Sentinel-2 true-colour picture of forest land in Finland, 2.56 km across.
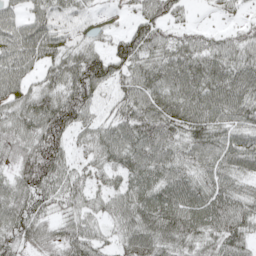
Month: May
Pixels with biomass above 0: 88%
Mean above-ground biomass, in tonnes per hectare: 66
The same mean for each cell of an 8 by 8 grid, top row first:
50 63 35 18 53 36 6 16
84 74 52 51 77 62 56 60
69 46 107 66 71 80 88 76
61 95 87 38 77 81 82 70
83 102 30 75 90 71 84 69
59 90 43 43 77 74 68 65
78 46 48 49 85 95 98 73
72 59 87 37 78 77 61 67
